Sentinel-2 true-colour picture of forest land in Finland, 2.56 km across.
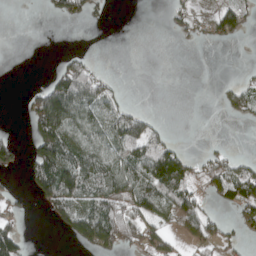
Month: April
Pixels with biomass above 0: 40%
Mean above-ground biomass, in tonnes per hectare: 43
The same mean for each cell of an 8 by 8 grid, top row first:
0 10 37 4 0 21 20 52
0 0 4 0 0 2 5 0
0 31 103 14 0 0 0 15
2 211 89 55 29 0 0 35
36 121 72 78 88 24 4 0
6 135 119 105 106 122 66 82
23 41 74 82 81 85 24 67
74 0 50 70 60 24 49 19
